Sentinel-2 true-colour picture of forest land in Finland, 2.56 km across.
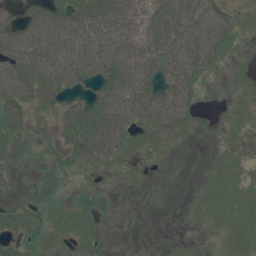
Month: July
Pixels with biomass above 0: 66%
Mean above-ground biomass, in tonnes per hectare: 32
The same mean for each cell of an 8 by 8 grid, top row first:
24 49 59 62 50 56 51 13
58 53 78 79 53 72 71 9
65 74 53 69 66 64 16 6
46 23 56 78 72 70 2 10
20 13 55 60 19 22 2 28
11 12 12 8 5 1 5 13
12 14 14 4 0 0 8 15
23 18 14 2 0 0 1 11
